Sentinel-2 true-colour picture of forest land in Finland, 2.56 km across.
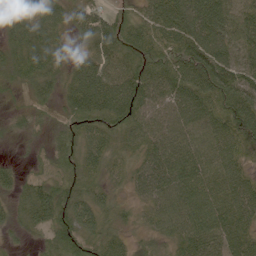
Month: June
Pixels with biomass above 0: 94%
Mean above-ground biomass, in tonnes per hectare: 65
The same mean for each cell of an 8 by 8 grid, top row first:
68 81 59 45 53 99 111 69
62 73 25 85 73 78 102 69
40 60 98 93 97 84 108 97
25 27 85 95 73 71 79 110
10 30 66 46 60 71 73 75
32 35 50 30 62 89 73 66
34 93 82 41 33 79 88 88
12 36 73 43 23 47 72 79
